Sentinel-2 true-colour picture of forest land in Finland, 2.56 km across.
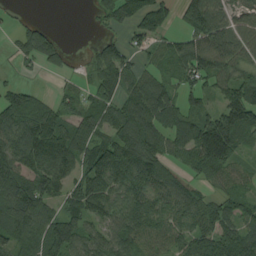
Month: August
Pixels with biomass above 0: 79%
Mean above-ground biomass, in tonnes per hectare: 87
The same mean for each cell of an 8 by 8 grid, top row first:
11 2 0 55 116 54 130 60
39 89 3 70 52 65 113 84
23 5 23 98 83 64 73 95
122 80 72 78 152 83 67 158
125 176 104 115 151 72 178 82
114 129 91 132 134 57 78 58
122 80 103 91 95 80 73 70
98 125 104 88 83 67 119 129
